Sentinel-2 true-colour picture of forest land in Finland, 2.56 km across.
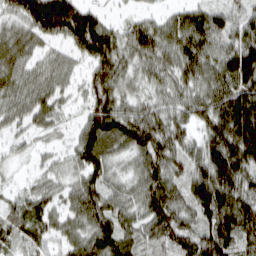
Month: March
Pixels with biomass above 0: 93%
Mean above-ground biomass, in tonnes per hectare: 91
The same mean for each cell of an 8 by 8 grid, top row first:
75 188 142 18 35 54 96 65
92 44 99 115 102 97 91 149
74 69 40 109 54 80 96 141
61 74 37 145 84 74 113 212
30 27 89 111 119 93 113 197
13 45 68 55 99 80 163 136
52 61 97 90 90 100 140 146
52 51 73 115 79 100 126 97
